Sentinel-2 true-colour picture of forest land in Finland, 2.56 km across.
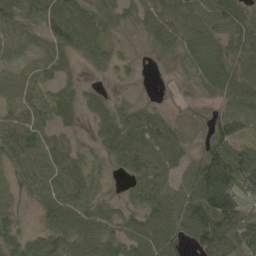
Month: May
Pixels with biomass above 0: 90%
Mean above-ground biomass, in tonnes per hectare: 74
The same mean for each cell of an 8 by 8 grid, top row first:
62 92 98 63 77 73 86 57
13 40 84 44 26 67 97 72
21 42 32 22 9 23 91 95
47 56 51 81 58 27 47 63
90 64 16 101 106 79 79 82
39 70 55 26 85 47 205 179
31 59 75 47 84 83 188 141
71 80 100 82 124 87 178 140
